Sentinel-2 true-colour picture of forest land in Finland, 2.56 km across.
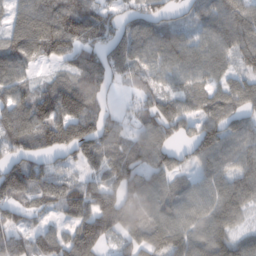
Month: February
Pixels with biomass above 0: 85%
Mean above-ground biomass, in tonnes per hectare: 86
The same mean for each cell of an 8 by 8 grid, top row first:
61 120 108 78 94 38 78 105
97 97 90 96 85 95 83 90
88 38 108 70 56 70 77 59
108 121 139 40 74 79 79 85
76 89 149 77 93 69 116 95
141 95 53 86 100 68 71 88
83 54 99 116 92 65 78 78
88 72 109 35 88 84 99 70
